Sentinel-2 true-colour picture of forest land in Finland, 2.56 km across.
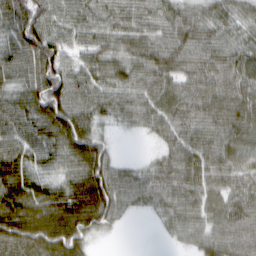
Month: March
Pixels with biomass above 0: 92%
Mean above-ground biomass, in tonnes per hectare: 67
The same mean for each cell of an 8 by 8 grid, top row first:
90 68 62 61 61 57 57 49
92 107 56 62 70 81 67 61
57 109 65 67 70 67 70 73
76 100 85 58 69 73 74 74
70 77 105 25 6 59 69 64
91 49 87 66 25 49 59 43
105 107 142 89 35 61 59 59
106 104 72 4 0 15 50 22
